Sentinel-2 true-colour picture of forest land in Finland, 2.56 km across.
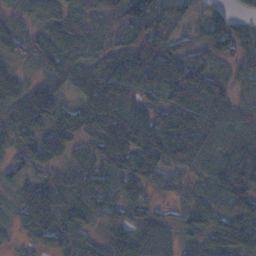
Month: November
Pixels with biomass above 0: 91%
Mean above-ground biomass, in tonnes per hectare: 74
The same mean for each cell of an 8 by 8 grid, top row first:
30 46 58 60 142 77 71 42
48 71 57 52 94 64 99 96
50 48 48 92 114 144 105 44
61 84 68 98 82 113 92 53
57 98 54 132 138 112 66 68
41 47 76 77 88 45 69 122
44 117 77 77 62 36 71 92
15 68 56 61 75 50 58 87
